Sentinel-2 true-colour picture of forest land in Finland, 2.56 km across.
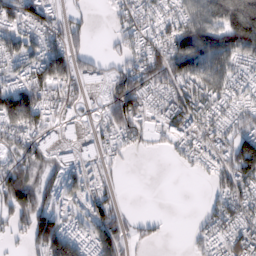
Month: February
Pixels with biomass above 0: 71%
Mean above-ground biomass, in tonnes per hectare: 67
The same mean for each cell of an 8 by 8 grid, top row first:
79 63 21 28 53 63 106 169
74 80 33 15 60 118 132 116
61 115 69 64 82 98 114 45
159 64 32 73 71 101 73 53
60 82 81 36 27 52 57 110
114 64 66 21 0 3 32 113
120 74 49 60 0 0 34 59
28 144 70 90 22 1 44 78
